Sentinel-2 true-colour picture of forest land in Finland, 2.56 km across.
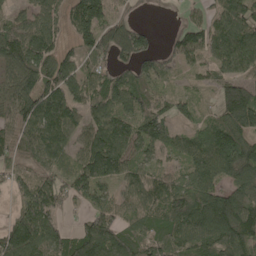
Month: May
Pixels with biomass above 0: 86%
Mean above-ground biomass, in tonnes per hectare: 112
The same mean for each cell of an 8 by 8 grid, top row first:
74 105 157 103 7 11 74 131
155 116 99 143 109 80 109 138
145 126 125 96 106 40 54 99
124 174 106 125 112 76 35 176
100 141 92 170 110 81 130 133
79 106 135 111 91 71 133 119
61 136 57 100 112 157 189 147
162 131 134 138 112 110 137 148
